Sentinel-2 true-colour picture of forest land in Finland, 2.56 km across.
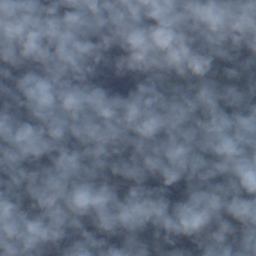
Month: November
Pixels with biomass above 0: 64%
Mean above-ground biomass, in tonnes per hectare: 44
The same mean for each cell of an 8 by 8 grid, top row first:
54 11 12 5 0 7 54 46
6 0 4 0 28 11 2 14
55 91 21 0 51 62 31 33
51 58 61 10 96 65 38 54
58 62 61 52 38 53 55 37
72 63 51 39 20 50 51 51
63 59 61 55 93 105 55 21
57 52 66 90 60 70 47 23
